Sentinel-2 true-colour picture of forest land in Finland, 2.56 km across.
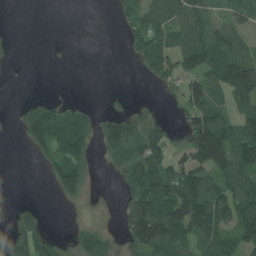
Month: July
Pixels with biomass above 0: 54%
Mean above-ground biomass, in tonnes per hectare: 69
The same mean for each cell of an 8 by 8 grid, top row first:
0 0 0 18 76 93 81 62
10 2 0 0 97 96 132 59
1 0 0 0 17 62 91 173
27 115 56 54 47 25 134 86
7 121 104 101 99 22 222 122
0 39 98 19 126 112 108 114
37 7 10 2 168 149 154 149
107 90 69 39 143 105 92 90
